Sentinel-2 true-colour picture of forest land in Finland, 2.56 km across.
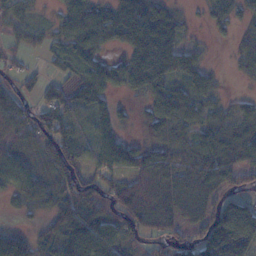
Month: November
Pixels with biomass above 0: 79%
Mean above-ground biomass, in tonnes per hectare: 58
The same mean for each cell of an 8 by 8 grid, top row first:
45 12 63 66 124 32 26 31
21 26 57 32 120 57 11 28
36 31 57 65 87 53 36 11
68 69 52 43 31 76 44 40
54 56 55 61 38 49 67 75
59 55 76 58 79 64 62 43
19 47 119 82 98 71 49 94
65 58 123 62 47 55 96 114
